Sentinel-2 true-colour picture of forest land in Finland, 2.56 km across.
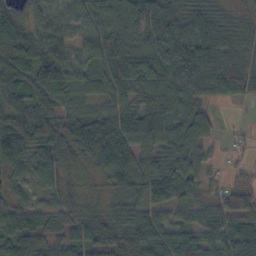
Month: October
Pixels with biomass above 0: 92%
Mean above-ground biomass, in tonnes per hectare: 71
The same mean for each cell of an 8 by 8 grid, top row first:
74 63 61 70 92 84 62 25
98 88 50 75 75 100 90 54
86 111 71 68 102 102 97 93
77 69 58 75 84 76 38 2
96 90 114 122 75 85 43 15
44 21 27 73 75 96 22 13
55 43 46 41 66 66 49 69
95 69 78 83 109 88 82 94
